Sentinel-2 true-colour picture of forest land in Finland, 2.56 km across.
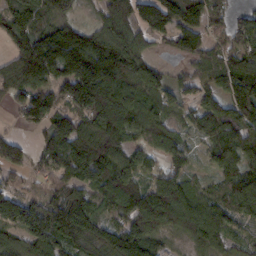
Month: February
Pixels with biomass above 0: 85%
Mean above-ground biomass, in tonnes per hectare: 105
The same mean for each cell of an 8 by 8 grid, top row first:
112 68 30 120 115 125 107 58
101 152 179 160 76 72 87 98
105 93 174 142 121 47 92 149
48 133 126 195 130 62 104 127
58 73 151 148 74 83 52 107
49 63 116 150 76 108 32 110
132 114 134 103 134 158 96 93
79 121 102 134 156 37 98 38
